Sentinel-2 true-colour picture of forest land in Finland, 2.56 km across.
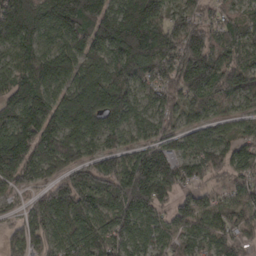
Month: March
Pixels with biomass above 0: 94%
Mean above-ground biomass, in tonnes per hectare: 143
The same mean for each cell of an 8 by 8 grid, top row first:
223 169 273 182 238 89 83 91
133 102 146 160 236 201 193 125
127 164 155 163 106 187 215 145
161 191 240 171 84 119 83 62
216 166 136 80 109 100 126 93
148 97 143 193 276 161 100 100
40 172 171 161 183 119 99 119
89 124 127 132 86 94 108 99
